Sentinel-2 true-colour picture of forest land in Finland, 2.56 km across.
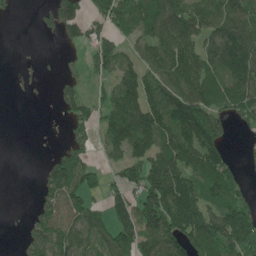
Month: May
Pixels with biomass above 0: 64%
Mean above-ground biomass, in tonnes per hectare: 95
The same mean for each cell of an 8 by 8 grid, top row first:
9 50 107 139 116 133 112 119
1 0 39 99 77 153 102 149
7 8 60 65 108 143 127 152
0 3 95 120 162 166 172 110
0 7 84 106 116 154 165 7
0 79 151 40 141 141 134 46
0 82 101 93 163 182 112 121
11 123 96 114 140 146 178 171
